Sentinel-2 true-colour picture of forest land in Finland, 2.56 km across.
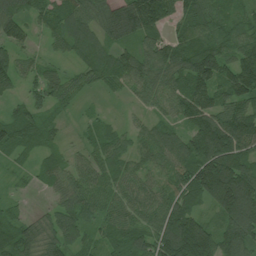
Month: July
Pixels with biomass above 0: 91%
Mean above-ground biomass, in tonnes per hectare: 86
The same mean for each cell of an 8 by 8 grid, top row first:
99 81 93 135 168 72 86 47
78 31 70 81 75 89 92 76
67 83 53 58 87 87 123 128
57 47 22 12 36 67 113 106
94 50 30 79 69 86 160 132
24 57 76 81 56 82 206 160
25 38 98 69 81 114 67 202
107 87 62 66 91 175 120 125
